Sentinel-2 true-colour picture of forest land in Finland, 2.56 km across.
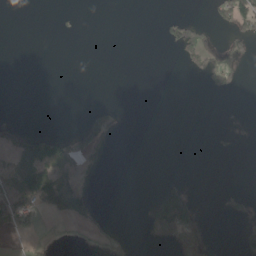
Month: May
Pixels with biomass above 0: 17%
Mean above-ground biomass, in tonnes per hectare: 23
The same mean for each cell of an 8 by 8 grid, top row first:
0 0 1 0 0 16 13 95
0 0 0 0 0 43 59 32
0 0 0 0 0 0 45 19
0 0 5 35 0 0 0 3
58 106 67 33 0 0 2 4
80 96 46 0 0 5 0 0
62 39 74 1 20 135 3 28
6 5 5 40 16 123 43 36
